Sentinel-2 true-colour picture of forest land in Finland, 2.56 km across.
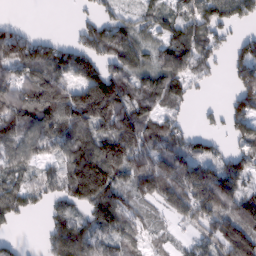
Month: February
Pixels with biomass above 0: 77%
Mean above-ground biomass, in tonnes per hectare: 100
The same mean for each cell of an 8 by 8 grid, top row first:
3 0 23 58 49 64 120 84
130 81 99 116 68 104 83 65
80 148 131 168 90 108 30 117
133 150 207 228 94 49 21 109
101 88 135 182 136 90 57 72
68 65 190 136 159 141 139 126
81 45 78 148 45 94 147 148
23 63 158 84 43 25 90 212
